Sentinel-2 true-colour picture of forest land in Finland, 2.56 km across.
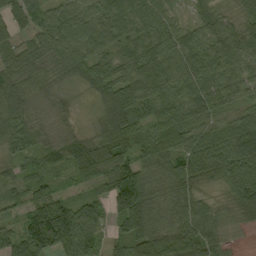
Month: September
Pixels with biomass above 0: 95%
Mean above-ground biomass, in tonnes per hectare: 71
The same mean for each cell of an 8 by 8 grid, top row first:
62 88 77 78 67 33 53 54
44 83 78 46 62 70 73 87
76 51 48 72 84 71 68 53
94 28 10 82 72 85 66 48
81 42 51 96 74 85 84 103
55 50 60 110 70 89 62 90
51 111 86 65 98 71 45 64
72 147 135 43 105 107 87 10
